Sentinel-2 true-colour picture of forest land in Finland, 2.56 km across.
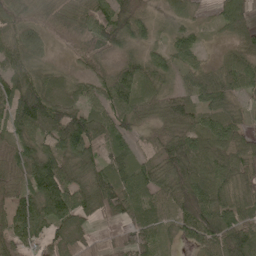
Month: May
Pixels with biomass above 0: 92%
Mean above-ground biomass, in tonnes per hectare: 64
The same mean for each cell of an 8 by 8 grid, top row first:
62 40 58 105 61 45 17 97
71 28 40 63 48 58 15 57
79 50 30 60 63 39 60 67
100 110 79 70 41 79 69 29
58 58 115 55 30 81 73 55
43 111 52 75 62 77 73 53
79 105 76 69 72 69 113 61
93 78 48 20 79 27 84 82
